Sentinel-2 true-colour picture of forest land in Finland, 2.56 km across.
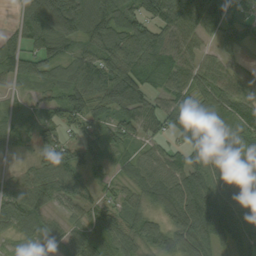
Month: September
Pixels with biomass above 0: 88%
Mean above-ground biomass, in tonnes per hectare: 72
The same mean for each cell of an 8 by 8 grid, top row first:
44 112 115 113 88 78 85 81
72 100 63 96 100 67 25 52
55 62 100 110 75 61 67 60
38 61 101 73 73 84 70 78
46 80 67 67 45 53 80 74
23 77 57 34 70 79 100 87
89 48 56 46 48 88 126 64
35 68 64 71 65 75 90 68
